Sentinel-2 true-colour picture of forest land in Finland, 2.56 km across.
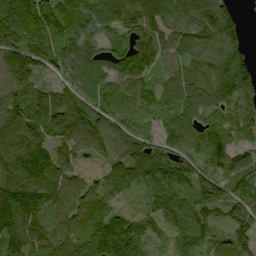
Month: September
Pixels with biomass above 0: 92%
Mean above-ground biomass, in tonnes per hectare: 107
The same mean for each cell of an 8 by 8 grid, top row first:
124 141 100 117 144 100 120 62
127 105 147 87 139 97 117 103
101 52 125 94 88 90 141 164
109 133 119 102 63 93 91 96
129 85 102 101 94 98 96 70
144 122 57 84 122 115 103 108
184 121 122 68 47 113 107 133
140 110 101 172 75 82 63 78
